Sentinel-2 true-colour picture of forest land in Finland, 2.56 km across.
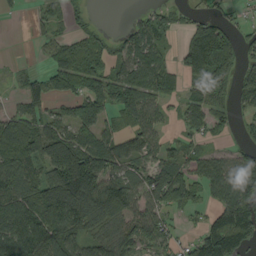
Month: September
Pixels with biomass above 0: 70%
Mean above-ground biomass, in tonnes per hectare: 79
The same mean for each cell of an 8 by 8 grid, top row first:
7 36 17 0 29 36 36 13
4 38 80 47 72 25 154 59
15 70 107 89 70 30 115 48
59 58 84 65 86 30 83 36
174 158 113 83 73 42 29 25
103 97 223 113 73 98 91 116
117 149 192 167 76 52 51 148
142 138 68 86 74 38 136 130
